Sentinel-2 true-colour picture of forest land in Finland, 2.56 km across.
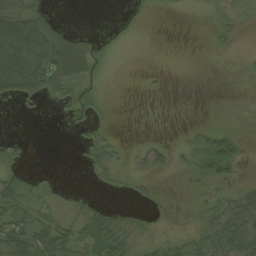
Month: August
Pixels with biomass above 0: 43%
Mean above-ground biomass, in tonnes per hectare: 23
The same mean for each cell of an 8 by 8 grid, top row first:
68 28 0 1 6 2 7 20
90 79 70 13 0 0 3 3
88 84 52 2 3 0 0 1
0 1 25 2 0 0 0 0
16 0 13 26 9 7 41 19
28 9 2 18 13 5 36 13
43 27 20 13 7 1 25 50
63 64 47 69 18 23 51 55
